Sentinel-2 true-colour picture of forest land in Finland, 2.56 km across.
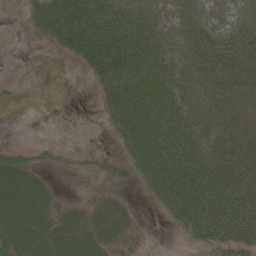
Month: June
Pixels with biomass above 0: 77%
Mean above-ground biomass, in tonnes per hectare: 47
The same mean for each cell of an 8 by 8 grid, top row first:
5 71 100 100 73 37 30 20
0 19 71 106 73 52 54 55
6 12 10 57 48 66 60 49
2 4 2 35 69 68 61 53
13 13 2 12 72 76 75 58
67 19 10 27 45 71 85 71
74 50 34 47 4 63 93 85
72 68 60 38 18 3 46 63
